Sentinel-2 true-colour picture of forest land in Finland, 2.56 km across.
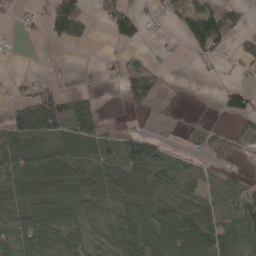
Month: April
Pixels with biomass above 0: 59%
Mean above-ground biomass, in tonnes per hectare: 49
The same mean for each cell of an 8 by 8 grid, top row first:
16 55 62 90 34 43 110 27
7 6 13 12 20 4 99 29
11 15 0 9 91 5 5 9
74 112 43 0 15 6 1 57
43 34 42 30 62 7 30 20
64 123 69 60 86 72 41 20
41 66 42 44 89 113 95 77
63 88 53 48 94 138 115 76
